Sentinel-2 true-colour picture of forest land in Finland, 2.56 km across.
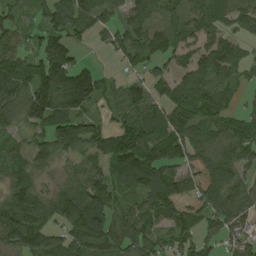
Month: August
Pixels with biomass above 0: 83%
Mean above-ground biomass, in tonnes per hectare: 85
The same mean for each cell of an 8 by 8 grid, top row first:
39 65 107 58 93 49 92 60
70 127 38 50 91 81 76 49
122 183 159 35 58 80 100 51
83 143 95 49 103 106 77 42
46 120 139 125 135 95 78 96
74 51 81 83 127 92 70 59
118 79 126 69 76 69 71 81
86 71 101 84 87 77 53 85
